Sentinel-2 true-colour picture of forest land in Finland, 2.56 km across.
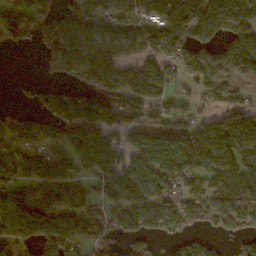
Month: November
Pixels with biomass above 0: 71%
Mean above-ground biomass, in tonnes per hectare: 71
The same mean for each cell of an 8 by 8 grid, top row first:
78 57 80 61 48 87 101 92
23 43 58 58 56 67 57 77
5 17 46 74 101 45 70 43
26 49 116 120 70 48 36 91
60 72 118 125 101 122 109 113
59 81 64 117 113 99 65 80
92 75 57 60 109 83 83 69
70 82 57 44 45 38 31 42
